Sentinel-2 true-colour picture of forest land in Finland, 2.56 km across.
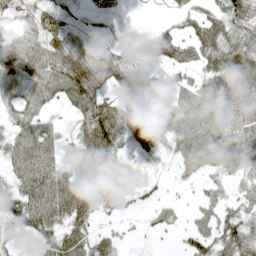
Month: May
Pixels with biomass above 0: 75%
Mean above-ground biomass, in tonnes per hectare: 44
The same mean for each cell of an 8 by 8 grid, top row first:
24 38 29 26 2 19 36 56
44 54 56 36 34 46 61 72
45 64 87 41 45 23 55 69
39 27 53 58 52 55 66 50
54 62 36 75 38 42 65 60
46 77 28 45 9 13 28 32
64 85 67 27 17 18 35 36
19 41 57 40 5 8 53 66
